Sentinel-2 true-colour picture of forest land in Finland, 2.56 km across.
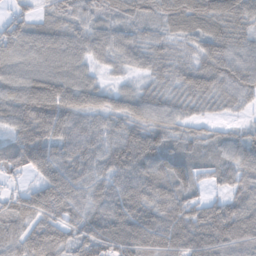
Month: November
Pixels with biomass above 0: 94%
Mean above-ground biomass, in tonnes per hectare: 88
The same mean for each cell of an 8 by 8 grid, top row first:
51 41 61 44 51 67 77 68
82 84 73 77 76 45 63 66
78 91 80 21 36 62 85 92
108 140 101 80 81 63 33 31
113 156 127 105 134 51 46 72
42 118 120 120 147 109 43 84
91 139 108 150 118 109 86 75
90 134 87 131 139 117 134 103
